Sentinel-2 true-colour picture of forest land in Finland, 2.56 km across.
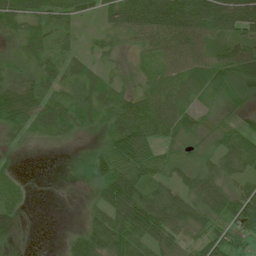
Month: July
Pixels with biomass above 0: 77%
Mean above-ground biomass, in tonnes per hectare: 45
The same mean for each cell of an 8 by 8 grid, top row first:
60 50 33 51 106 103 93 94
19 44 20 30 44 67 42 39
26 42 43 23 25 42 40 19
65 54 50 54 60 58 17 15
12 10 4 55 74 31 17 57
24 1 0 75 52 35 58 47
31 0 7 76 104 77 69 86
2 0 53 81 60 34 48 45
